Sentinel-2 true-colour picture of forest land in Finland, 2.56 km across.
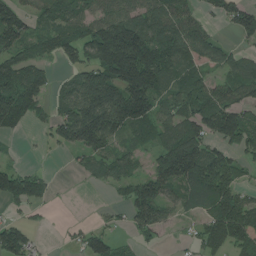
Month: July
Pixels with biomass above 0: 69%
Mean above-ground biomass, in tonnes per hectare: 94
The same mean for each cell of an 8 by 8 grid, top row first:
116 79 74 89 111 105 35 100
107 56 114 248 183 133 83 31
124 60 107 176 219 85 62 94
157 37 183 215 132 93 105 90
5 29 136 87 44 138 96 87
113 36 18 64 67 169 205 79
37 19 0 19 118 56 115 146
136 4 42 57 26 8 121 140
